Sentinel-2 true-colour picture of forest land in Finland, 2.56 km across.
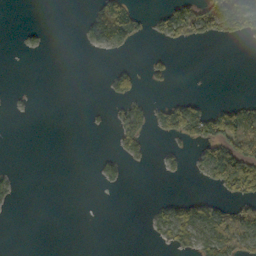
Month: October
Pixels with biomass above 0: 23%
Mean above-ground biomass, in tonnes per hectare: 24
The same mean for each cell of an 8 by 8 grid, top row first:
0 0 6 85 21 68 84 113
3 5 3 43 2 14 2 2
0 0 0 32 18 8 0 0
1 0 0 18 38 81 51 71
0 0 0 11 36 20 67 95
10 0 0 22 0 10 48 146
5 0 0 0 2 44 45 44
0 0 0 0 3 43 65 66
